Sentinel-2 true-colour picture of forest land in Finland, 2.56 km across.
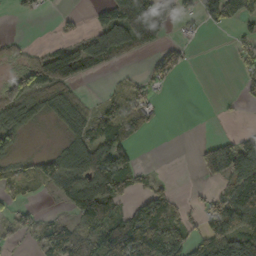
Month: October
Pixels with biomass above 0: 50%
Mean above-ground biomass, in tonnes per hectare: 60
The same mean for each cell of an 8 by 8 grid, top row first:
12 4 10 131 268 82 52 67
41 19 51 119 76 29 0 40
85 58 15 6 29 20 0 29
71 42 56 57 58 0 0 6
49 3 77 114 6 0 63 101
41 88 110 110 21 3 70 130
35 4 99 78 79 60 52 139
21 60 77 112 141 79 109 175
